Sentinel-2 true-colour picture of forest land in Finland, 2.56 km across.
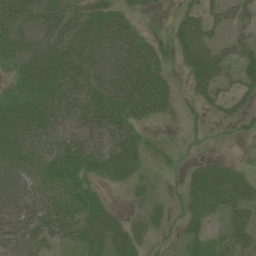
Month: July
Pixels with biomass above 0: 75%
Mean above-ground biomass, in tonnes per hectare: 33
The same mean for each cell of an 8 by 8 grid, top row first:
40 33 31 35 12 15 27 33
30 34 38 47 37 30 45 38
27 46 48 51 48 10 50 34
58 48 43 52 31 21 16 23
55 42 45 43 20 9 10 6
46 40 35 24 22 12 39 28
50 56 41 15 23 19 27 41
57 38 27 34 22 15 24 42
